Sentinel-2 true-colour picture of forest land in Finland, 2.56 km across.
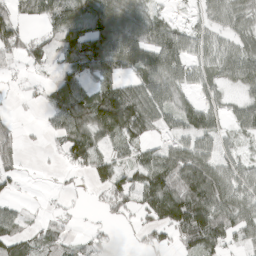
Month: April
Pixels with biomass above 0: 69%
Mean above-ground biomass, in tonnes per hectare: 62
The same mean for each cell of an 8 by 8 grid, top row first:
49 62 63 94 60 10 39 54
65 43 127 127 101 81 52 58
11 17 72 80 85 66 48 64
6 37 119 179 115 76 81 48
32 12 95 59 52 51 53 23
32 2 18 74 91 116 103 60
23 8 6 43 69 154 134 79
74 55 27 18 22 50 117 42
